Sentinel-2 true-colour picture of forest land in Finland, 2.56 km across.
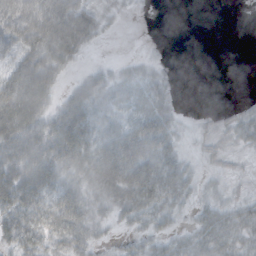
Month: October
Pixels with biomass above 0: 67%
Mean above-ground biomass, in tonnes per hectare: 31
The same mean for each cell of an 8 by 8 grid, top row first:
76 84 69 12 1 0 0 0
53 65 40 0 1 0 0 0
67 51 16 17 23 7 0 0
75 36 50 25 37 18 3 18
52 44 62 56 62 23 14 16
52 48 33 67 69 44 9 7
50 49 42 28 39 22 21 22
35 30 33 8 20 21 35 25
